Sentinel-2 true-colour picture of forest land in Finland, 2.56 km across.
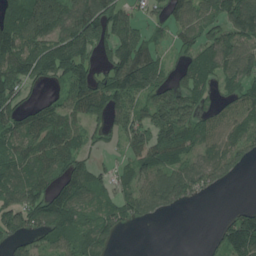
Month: July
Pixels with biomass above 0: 75%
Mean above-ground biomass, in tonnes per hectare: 97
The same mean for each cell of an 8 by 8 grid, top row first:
124 157 153 152 52 80 92 149
144 133 177 117 122 53 95 110
119 71 153 156 181 77 89 98
113 94 107 142 100 201 70 97
85 122 74 30 120 123 85 92
113 105 112 56 86 107 88 24
113 141 88 81 96 40 0 42
60 76 86 43 0 0 16 150
